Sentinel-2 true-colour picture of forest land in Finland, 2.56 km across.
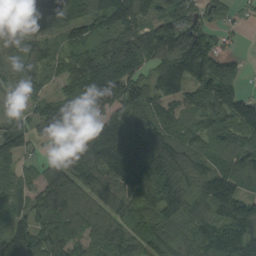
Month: September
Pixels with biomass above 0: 91%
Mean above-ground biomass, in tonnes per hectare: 127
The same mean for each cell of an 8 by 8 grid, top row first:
107 143 117 153 116 142 80 34
91 90 98 143 149 215 122 19
113 63 168 168 109 153 178 98
74 130 148 120 140 91 120 158
119 71 91 161 192 141 101 132
99 103 142 124 188 164 132 153
119 157 129 128 123 122 134 163
154 152 96 151 131 128 145 154
